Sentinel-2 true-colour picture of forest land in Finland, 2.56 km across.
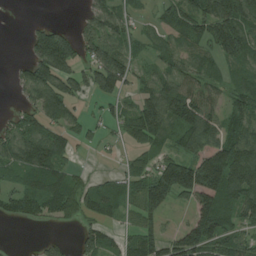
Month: July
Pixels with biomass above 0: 70%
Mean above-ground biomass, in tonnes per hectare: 77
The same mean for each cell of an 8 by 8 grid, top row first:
0 1 20 85 22 73 137 147
0 176 80 83 32 57 66 119
28 134 74 134 49 100 71 61
30 104 26 34 121 130 86 77
119 142 25 10 76 58 99 127
60 100 30 31 79 194 190 143
60 69 66 61 99 35 115 106
0 23 39 42 111 76 124 68
